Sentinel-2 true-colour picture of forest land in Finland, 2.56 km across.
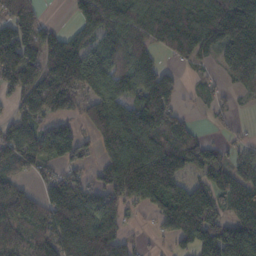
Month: October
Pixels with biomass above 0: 76%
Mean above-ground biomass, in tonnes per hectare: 119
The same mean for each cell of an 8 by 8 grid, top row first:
160 16 96 157 152 189 174 129
164 146 125 103 83 123 98 164
135 157 161 122 122 73 25 75
70 101 71 145 164 84 24 11
148 141 99 155 168 134 67 40
74 61 59 147 194 121 108 114
115 134 142 96 66 179 141 119
88 148 190 179 14 99 192 253
